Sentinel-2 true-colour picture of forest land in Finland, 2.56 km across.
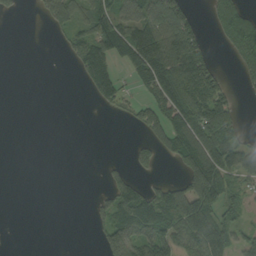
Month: September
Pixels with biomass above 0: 45%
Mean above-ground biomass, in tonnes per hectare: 65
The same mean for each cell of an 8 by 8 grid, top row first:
15 66 72 118 101 115 30 114
0 1 91 128 177 179 39 104
0 0 29 133 115 196 111 26
0 0 0 21 76 140 142 21
0 0 0 0 48 115 137 77
0 0 0 27 27 24 193 74
0 0 0 84 140 148 131 43
0 0 0 95 98 106 147 56
